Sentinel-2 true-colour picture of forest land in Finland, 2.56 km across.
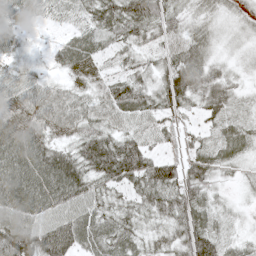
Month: May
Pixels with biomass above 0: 93%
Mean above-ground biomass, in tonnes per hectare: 49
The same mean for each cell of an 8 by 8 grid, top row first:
46 22 33 69 67 38 24 22
30 15 61 39 34 52 34 15
44 23 33 38 32 71 47 15
54 54 48 59 54 40 35 15
79 53 55 70 50 28 34 50
90 94 79 73 75 64 50 18
90 65 56 45 46 70 44 11
100 87 62 65 36 52 75 26
